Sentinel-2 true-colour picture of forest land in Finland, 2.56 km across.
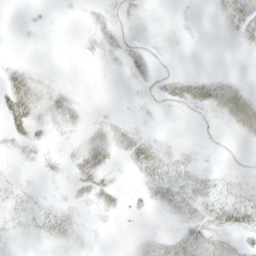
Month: May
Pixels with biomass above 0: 41%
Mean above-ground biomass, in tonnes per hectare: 12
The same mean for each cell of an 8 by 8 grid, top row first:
0 2 3 10 5 2 3 69
1 0 4 11 9 1 0 7
25 7 0 0 9 12 15 7
39 23 9 3 3 2 9 34
16 9 13 23 20 4 1 3
5 5 25 8 15 19 15 8
16 12 6 12 7 19 25 29
4 10 7 0 9 25 44 15
